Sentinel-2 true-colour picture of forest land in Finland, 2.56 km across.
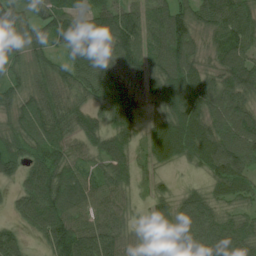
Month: July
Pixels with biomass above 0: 91%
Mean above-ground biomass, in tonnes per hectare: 67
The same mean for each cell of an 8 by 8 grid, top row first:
74 64 52 89 68 91 64 74
69 47 71 73 88 107 42 75
42 53 59 70 61 87 61 85
65 85 61 68 34 75 72 75
67 79 56 77 38 92 84 90
52 122 57 70 22 11 35 59
39 118 67 54 17 72 63 35
52 74 95 70 42 94 102 86
